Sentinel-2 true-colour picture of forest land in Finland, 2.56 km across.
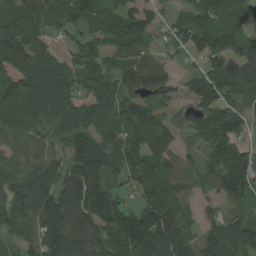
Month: August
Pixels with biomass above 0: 88%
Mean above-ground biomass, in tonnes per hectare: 96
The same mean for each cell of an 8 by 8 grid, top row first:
99 82 84 77 76 41 100 67
126 58 83 76 68 50 108 103
110 121 85 78 100 45 110 118
117 91 147 118 98 46 96 82
94 62 121 110 118 66 111 95
93 100 143 62 111 89 68 164
112 140 141 136 105 112 33 53
60 114 98 92 155 135 80 112
